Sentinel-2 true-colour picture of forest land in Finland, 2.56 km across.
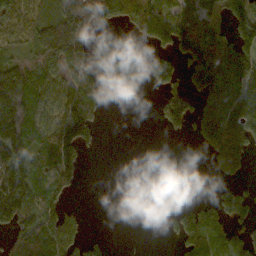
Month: October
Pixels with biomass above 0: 59%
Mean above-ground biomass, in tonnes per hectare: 88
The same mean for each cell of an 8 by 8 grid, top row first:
76 53 147 114 165 90 46 109
47 92 102 230 83 118 113 131
114 74 122 129 88 75 185 189
121 88 186 1 0 163 145 199
141 101 148 0 0 1 94 139
180 95 50 0 0 0 8 53
185 104 13 0 0 25 67 98
78 116 65 8 0 44 144 81
